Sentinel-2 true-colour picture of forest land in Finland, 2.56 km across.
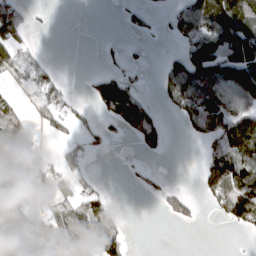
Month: March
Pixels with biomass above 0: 44%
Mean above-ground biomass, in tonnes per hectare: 51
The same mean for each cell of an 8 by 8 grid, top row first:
85 4 0 2 26 49 146 141
58 4 0 13 11 19 131 135
16 44 2 84 14 84 122 114
31 55 23 77 94 28 139 88
73 8 25 11 42 0 40 116
101 61 30 0 13 0 67 93
89 33 65 34 0 48 8 106
72 92 111 91 0 0 0 1
